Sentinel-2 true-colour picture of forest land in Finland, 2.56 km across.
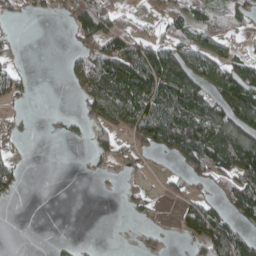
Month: April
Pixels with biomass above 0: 47%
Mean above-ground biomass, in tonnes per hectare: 60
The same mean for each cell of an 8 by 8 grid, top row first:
17 16 82 56 18 52 70 45
17 0 47 91 95 101 76 21
49 0 71 163 171 163 105 133
15 5 21 148 139 165 139 163
13 0 9 52 80 148 158 168
46 0 2 13 16 27 74 122
1 0 0 0 28 21 58 96
0 3 5 0 21 7 100 91
